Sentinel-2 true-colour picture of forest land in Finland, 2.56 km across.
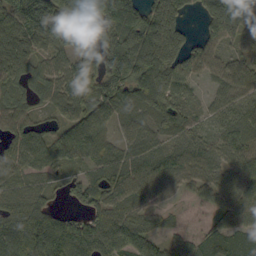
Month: September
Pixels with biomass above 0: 88%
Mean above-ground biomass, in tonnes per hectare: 99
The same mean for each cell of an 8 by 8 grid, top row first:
143 223 108 183 140 127 104 137
118 96 98 142 158 133 102 58
69 76 92 148 164 100 45 96
81 39 89 94 87 90 42 72
89 83 112 69 85 63 66 105
79 52 48 100 101 71 70 114
106 102 51 105 77 27 26 128
133 176 179 111 92 51 85 99
